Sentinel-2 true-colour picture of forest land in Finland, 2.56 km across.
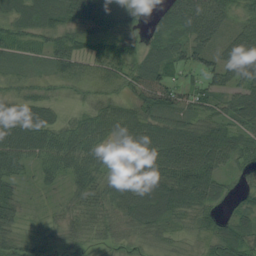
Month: August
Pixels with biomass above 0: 90%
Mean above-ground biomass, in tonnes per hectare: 54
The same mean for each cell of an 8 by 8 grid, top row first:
53 48 79 92 28 52 82 41
33 47 42 57 37 51 51 62
30 24 39 51 85 47 46 71
69 43 23 59 64 72 47 73
88 69 70 58 98 102 103 60
44 34 60 47 68 95 87 32
44 7 40 46 78 69 49 25
37 13 31 32 40 26 39 61
